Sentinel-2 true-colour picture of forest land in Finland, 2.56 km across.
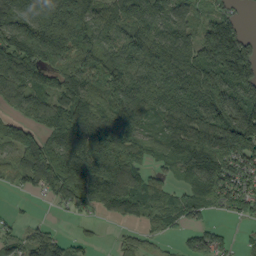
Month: September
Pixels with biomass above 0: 82%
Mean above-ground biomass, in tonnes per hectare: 100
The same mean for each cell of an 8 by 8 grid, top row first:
136 150 199 94 114 99 54 32
158 207 110 92 112 135 143 161
124 100 116 112 105 119 122 134
66 120 130 118 120 132 145 160
112 89 158 111 67 102 129 141
45 112 156 145 71 55 133 104
7 10 51 72 73 75 69 65
63 79 29 11 37 20 64 14
